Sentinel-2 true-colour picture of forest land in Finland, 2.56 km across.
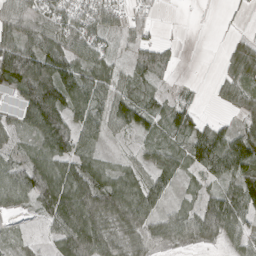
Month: April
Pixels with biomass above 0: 77%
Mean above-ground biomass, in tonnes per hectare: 55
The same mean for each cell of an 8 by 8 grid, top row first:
72 66 66 54 24 1 0 8
93 104 58 21 51 16 0 29
134 125 89 49 51 14 5 57
62 128 69 66 63 55 5 33
27 69 54 9 25 33 107 95
70 92 79 51 48 46 53 77
31 71 109 88 81 27 72 81
14 25 109 66 50 36 37 44
